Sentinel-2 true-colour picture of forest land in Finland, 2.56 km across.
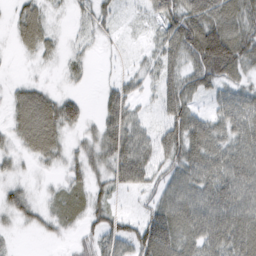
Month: February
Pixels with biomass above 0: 81%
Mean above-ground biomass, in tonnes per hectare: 47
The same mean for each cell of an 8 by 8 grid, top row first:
49 29 19 23 17 86 101 71
42 30 14 8 14 72 131 87
16 7 14 15 24 51 60 39
44 73 41 54 14 65 29 65
30 67 22 68 54 80 75 53
18 9 28 49 58 53 64 70
42 20 21 32 28 81 72 75
5 9 24 50 91 80 69 83
